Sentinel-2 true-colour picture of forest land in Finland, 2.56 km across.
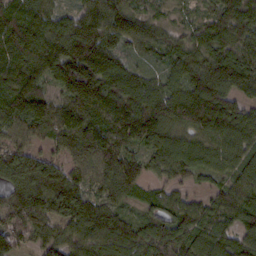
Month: February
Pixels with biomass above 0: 95%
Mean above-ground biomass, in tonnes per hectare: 100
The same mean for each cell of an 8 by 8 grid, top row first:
108 102 81 106 70 36 61 105
145 153 165 101 61 79 117 85
126 83 199 129 76 73 134 95
112 108 123 127 162 151 195 89
69 52 110 114 100 97 80 92
110 122 69 108 62 59 50 83
112 106 117 75 50 97 72 109
74 73 92 125 101 108 93 93
